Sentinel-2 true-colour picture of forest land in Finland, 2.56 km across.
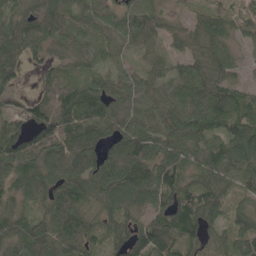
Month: May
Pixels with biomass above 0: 91%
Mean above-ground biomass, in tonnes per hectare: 82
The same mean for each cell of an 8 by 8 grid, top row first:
85 91 75 55 85 27 65 54
87 71 57 50 40 36 77 35
47 57 64 57 54 71 89 43
76 104 133 74 64 85 110 84
94 111 133 74 113 89 80 130
85 100 124 109 118 109 92 92
61 78 97 77 85 129 105 49
89 99 87 66 109 103 66 84
